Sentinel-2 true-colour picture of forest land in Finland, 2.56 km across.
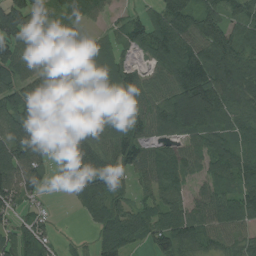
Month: August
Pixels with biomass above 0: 86%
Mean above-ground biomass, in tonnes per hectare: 94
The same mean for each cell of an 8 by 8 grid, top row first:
136 111 72 35 49 138 112 83
135 87 77 55 70 134 136 118
103 129 85 103 72 107 150 118
119 136 119 112 83 136 149 94
156 112 153 87 76 66 99 91
111 50 162 98 58 90 71 104
61 10 43 86 60 87 95 113
81 52 10 120 57 101 57 49
